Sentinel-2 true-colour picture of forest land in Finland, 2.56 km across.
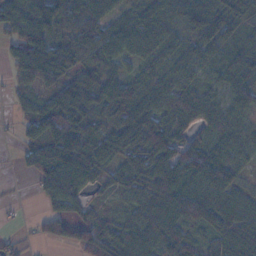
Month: November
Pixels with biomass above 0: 85%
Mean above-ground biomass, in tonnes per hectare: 55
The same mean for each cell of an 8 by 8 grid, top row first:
55 55 72 45 61 67 76 59
45 77 79 63 72 39 51 50
28 51 47 49 53 61 24 55
19 55 60 53 80 77 53 46
17 81 87 63 85 71 57 58
6 80 83 38 59 68 93 35
4 27 37 16 52 67 76 64
17 28 58 67 61 79 43 90
